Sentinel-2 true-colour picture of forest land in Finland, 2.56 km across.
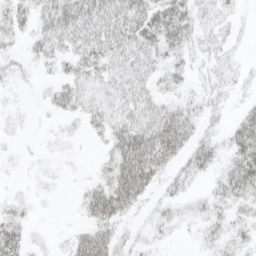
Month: April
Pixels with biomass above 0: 71%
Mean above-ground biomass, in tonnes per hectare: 21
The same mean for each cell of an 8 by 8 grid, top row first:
26 38 48 41 41 44 16 7
9 26 30 34 33 26 19 5
8 8 26 27 25 18 15 10
4 8 21 27 33 32 17 13
3 3 2 32 57 41 21 34
3 5 2 39 50 17 12 40
14 1 12 43 9 12 17 18
33 4 27 29 8 4 13 16
